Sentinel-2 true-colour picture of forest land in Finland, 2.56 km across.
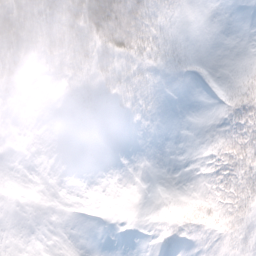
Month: February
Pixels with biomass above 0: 42%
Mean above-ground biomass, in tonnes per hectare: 10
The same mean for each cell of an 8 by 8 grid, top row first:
42 27 43 75 34 10 0 0
29 22 28 36 24 7 0 0
16 4 9 14 9 4 2 14
4 0 3 3 4 0 1 23
1 0 0 0 0 0 6 29
1 0 0 0 0 0 7 28
1 0 0 0 1 11 17 21
0 0 0 0 0 5 5 10
